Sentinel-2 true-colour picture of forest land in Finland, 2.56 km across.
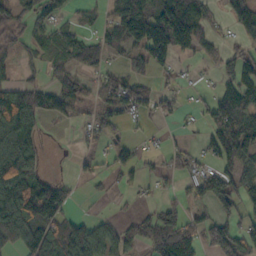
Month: October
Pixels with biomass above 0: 58%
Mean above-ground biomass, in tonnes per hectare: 60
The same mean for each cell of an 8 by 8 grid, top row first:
58 52 25 54 150 111 45 58
32 46 72 44 116 120 39 39
30 31 43 71 42 26 7 95
117 54 28 70 40 32 45 130
100 5 20 41 17 22 52 142
80 27 9 30 38 43 77 92
100 113 5 7 15 52 44 58
91 124 112 70 59 142 69 93
